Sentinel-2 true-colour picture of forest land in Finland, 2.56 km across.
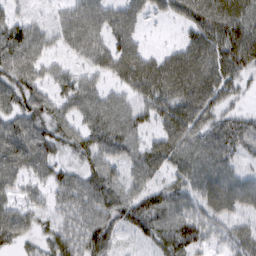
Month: March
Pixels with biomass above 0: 89%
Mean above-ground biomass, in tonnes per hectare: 58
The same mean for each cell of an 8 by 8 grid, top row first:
30 20 70 55 37 38 82 66
83 38 63 67 32 34 91 101
72 41 41 39 88 91 84 50
64 58 51 62 50 76 66 29
89 70 57 63 46 75 67 40
67 50 55 51 55 47 73 40
51 39 67 72 84 66 60 52
52 45 69 48 34 91 44 53
